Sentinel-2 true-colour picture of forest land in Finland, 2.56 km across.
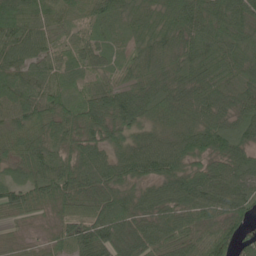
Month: June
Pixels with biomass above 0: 97%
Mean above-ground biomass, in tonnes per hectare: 66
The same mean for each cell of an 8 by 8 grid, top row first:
93 59 46 56 47 73 72 71
76 52 43 34 66 77 69 65
64 59 41 40 75 63 60 54
64 79 78 106 60 54 61 61
71 67 75 61 62 68 81 72
44 92 78 68 63 74 84 89
67 46 69 88 71 74 70 65
27 38 80 96 75 66 66 51
